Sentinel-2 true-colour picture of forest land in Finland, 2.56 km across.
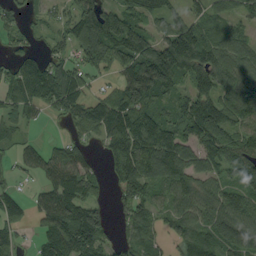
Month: September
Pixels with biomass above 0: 80%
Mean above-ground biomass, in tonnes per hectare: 76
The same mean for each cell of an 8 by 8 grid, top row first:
33 24 94 96 86 63 71 49
34 29 59 85 107 145 110 77
79 121 54 24 146 99 36 97
43 27 69 110 93 70 111 90
38 25 38 81 114 97 92 87
18 63 116 41 85 101 64 110
56 85 131 31 62 71 94 119
42 85 136 38 75 43 95 132
